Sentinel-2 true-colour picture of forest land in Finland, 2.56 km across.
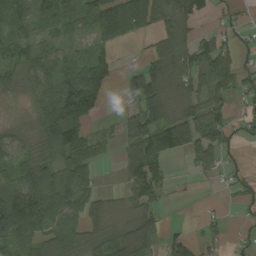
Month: August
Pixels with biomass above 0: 70%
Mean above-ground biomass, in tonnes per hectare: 64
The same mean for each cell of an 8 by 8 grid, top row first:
68 46 63 115 92 117 33 15
57 56 20 36 11 98 80 35
45 86 110 47 107 76 89 53
3 118 175 5 110 51 98 24
46 76 97 22 98 109 119 18
70 83 91 2 131 5 26 25
183 125 74 26 65 2 6 17
89 58 63 66 73 48 42 8
